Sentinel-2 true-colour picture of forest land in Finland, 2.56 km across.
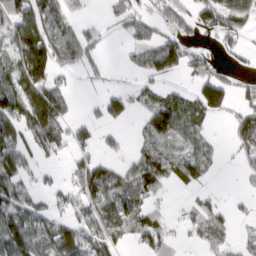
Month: March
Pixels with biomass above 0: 55%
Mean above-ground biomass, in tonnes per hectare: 50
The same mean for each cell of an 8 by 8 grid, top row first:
82 72 15 22 34 44 71 67
75 102 92 3 48 77 20 25
94 75 14 10 28 19 68 23
91 128 8 53 35 96 69 35
72 71 43 19 28 40 44 37
74 10 55 64 78 53 37 13
85 31 46 69 47 3 35 11
104 68 93 59 54 15 39 14
